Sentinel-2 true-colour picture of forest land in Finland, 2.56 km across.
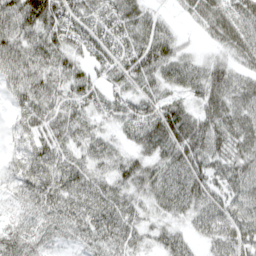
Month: April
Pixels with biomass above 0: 91%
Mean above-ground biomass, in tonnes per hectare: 71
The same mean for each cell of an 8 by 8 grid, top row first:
107 122 71 74 66 17 69 74
95 89 60 68 89 57 21 69
69 71 76 51 74 75 88 58
41 75 64 59 79 98 73 79
29 74 66 51 87 118 99 77
44 85 72 72 82 89 87 80
32 71 83 93 48 73 81 71
82 47 45 77 43 60 58 69
